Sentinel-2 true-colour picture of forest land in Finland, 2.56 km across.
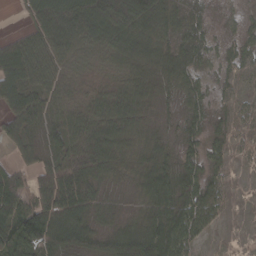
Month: March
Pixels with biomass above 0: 87%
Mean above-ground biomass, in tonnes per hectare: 69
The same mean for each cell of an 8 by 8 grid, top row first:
6 97 120 134 128 63 19 15
77 98 90 96 81 60 30 27
94 87 77 87 77 48 17 13
91 84 94 115 70 23 33 17
59 62 134 105 63 37 45 9
61 113 149 62 64 82 40 1
91 152 120 30 46 89 81 1
97 107 95 72 102 94 16 0
